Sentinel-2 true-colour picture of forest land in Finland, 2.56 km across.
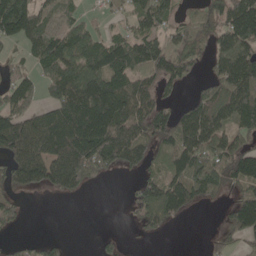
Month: May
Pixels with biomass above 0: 67%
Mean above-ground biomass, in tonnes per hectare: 93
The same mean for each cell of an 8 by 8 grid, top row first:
199 59 37 25 93 54 91 154
36 121 119 97 103 98 77 143
62 85 153 122 81 85 60 165
95 96 210 207 117 74 139 161
130 150 203 189 104 135 125 62
118 130 164 38 58 117 157 121
52 0 0 0 84 100 18 120
22 28 0 17 13 0 15 54
